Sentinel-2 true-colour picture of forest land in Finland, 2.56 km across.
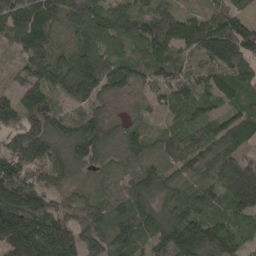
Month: April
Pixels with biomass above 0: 95%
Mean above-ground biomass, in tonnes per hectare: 99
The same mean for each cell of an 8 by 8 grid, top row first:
133 117 129 71 66 70 61 70
71 104 110 89 92 80 120 132
44 128 180 117 64 73 56 106
103 120 63 41 38 50 54 64
138 141 124 77 80 89 84 79
142 86 44 61 111 97 74 160
159 94 71 104 104 120 95 100
197 213 123 119 80 172 142 60
